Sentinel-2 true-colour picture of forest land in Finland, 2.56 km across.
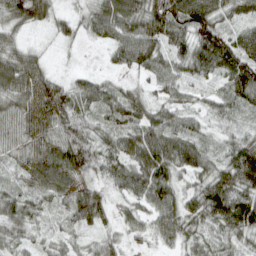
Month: April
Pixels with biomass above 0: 94%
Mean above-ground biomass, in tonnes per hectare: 69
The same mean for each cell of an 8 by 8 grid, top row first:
85 70 41 103 109 114 106 53
54 14 15 52 103 51 97 89
109 79 38 32 33 63 34 83
80 124 62 67 73 56 50 41
70 79 108 59 110 97 40 78
40 78 67 61 93 66 83 128
75 41 111 45 57 76 106 134
56 36 34 43 38 54 52 53
